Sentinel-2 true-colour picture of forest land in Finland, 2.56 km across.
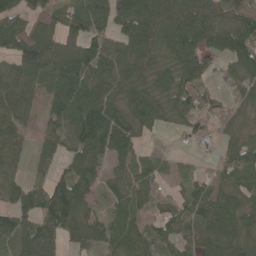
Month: May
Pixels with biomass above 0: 83%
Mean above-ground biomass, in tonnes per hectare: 82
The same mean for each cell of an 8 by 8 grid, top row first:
76 68 114 90 122 125 137 98
97 105 118 86 121 121 88 129
110 77 124 106 88 81 45 81
77 65 141 121 99 76 62 38
70 51 95 124 24 7 24 68
59 48 103 38 57 14 52 94
81 116 95 45 42 54 103 88
81 103 62 68 61 90 70 90
